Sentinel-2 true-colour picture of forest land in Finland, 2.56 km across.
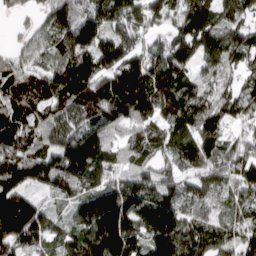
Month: April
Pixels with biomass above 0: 92%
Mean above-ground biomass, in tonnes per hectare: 149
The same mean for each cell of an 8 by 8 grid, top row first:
36 136 187 178 149 125 162 121
73 134 222 191 136 199 167 157
153 160 238 174 186 186 73 81
157 125 147 204 152 152 139 116
158 123 181 114 127 107 165 130
160 155 181 123 123 93 122 163
194 63 156 264 144 137 89 106
173 105 173 257 142 224 164 135
